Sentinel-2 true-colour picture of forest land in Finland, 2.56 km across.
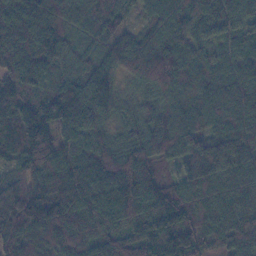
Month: November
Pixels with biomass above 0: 99%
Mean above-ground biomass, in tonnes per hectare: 126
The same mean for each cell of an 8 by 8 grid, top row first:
168 149 107 122 51 130 129 93
174 159 95 115 143 140 95 93
120 78 117 96 104 126 87 92
136 143 136 79 73 124 125 110
106 158 95 92 134 158 143 144
71 150 135 177 181 81 176 119
194 191 164 158 160 170 102 102
135 103 97 111 165 152 84 117
